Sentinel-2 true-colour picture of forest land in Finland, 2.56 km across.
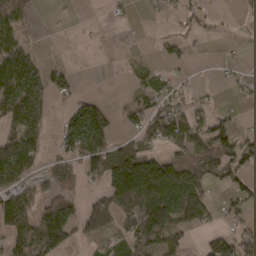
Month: March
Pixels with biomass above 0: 52%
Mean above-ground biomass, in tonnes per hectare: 56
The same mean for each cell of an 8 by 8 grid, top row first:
67 3 3 9 9 18 10 7
79 1 3 2 2 25 4 6
113 64 10 0 22 17 1 13
78 33 84 42 75 63 37 6
95 26 101 67 65 80 91 72
77 54 56 134 225 138 89 54
107 83 53 114 153 117 55 37
69 131 40 48 88 53 41 65
